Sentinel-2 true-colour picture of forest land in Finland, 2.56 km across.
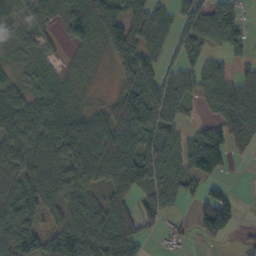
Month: October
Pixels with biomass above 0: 77%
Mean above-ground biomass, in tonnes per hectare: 67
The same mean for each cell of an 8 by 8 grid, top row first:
44 63 109 82 71 61 104 48
25 23 35 77 86 53 50 32
34 48 22 20 97 71 71 67
77 81 42 69 112 74 30 97
53 70 97 110 92 72 116 31
73 81 72 98 90 81 60 1
118 67 82 83 52 24 70 16
143 78 127 108 50 33 27 13
